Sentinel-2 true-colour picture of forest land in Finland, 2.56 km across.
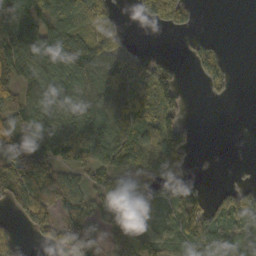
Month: October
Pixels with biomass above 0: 67%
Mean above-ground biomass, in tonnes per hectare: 65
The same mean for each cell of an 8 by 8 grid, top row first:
146 92 69 35 23 43 0 0
119 93 91 55 9 2 30 0
81 77 80 81 93 67 46 0
86 87 88 84 66 73 0 0
75 105 146 99 90 112 0 0
97 106 50 92 61 78 3 2
43 86 71 94 76 71 64 78
46 45 97 92 78 77 120 68
